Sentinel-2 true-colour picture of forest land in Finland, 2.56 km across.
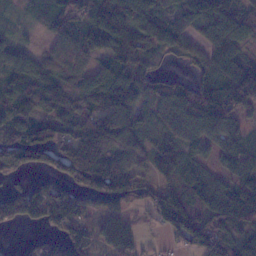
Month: January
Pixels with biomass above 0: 82%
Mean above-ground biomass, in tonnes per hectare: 94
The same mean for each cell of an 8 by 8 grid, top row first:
12 47 85 157 100 77 119 88
69 40 100 126 99 82 80 61
100 116 87 106 64 33 88 138
125 89 81 133 69 114 153 73
138 140 180 133 65 75 78 66
46 74 165 195 59 75 56 59
106 129 102 92 57 153 93 155
4 74 119 126 32 63 130 86
